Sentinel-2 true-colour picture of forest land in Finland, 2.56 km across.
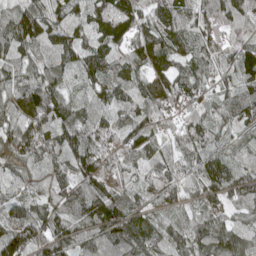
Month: April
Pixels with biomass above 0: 96%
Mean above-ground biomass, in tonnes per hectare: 83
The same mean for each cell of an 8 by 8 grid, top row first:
100 101 66 133 88 96 79 92
90 78 90 90 100 89 89 81
70 79 63 103 78 94 68 72
81 116 60 73 101 66 60 80
92 101 106 87 95 54 72 44
52 79 104 79 68 89 104 78
78 82 96 113 73 54 51 55
125 104 68 93 67 64 87 81
